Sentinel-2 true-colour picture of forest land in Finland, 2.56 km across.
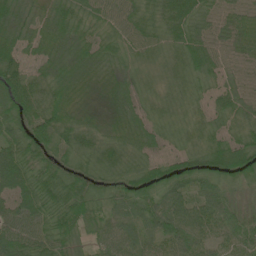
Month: June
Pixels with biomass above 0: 99%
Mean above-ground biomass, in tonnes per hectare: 46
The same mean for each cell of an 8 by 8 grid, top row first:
57 51 42 49 37 70 43 45
60 56 55 36 38 42 57 46
70 51 54 35 23 32 29 42
63 61 28 28 33 25 31 39
55 59 45 35 40 21 37 46
77 43 46 34 46 52 41 41
65 48 58 35 45 61 50 32
67 54 31 51 39 54 38 44
